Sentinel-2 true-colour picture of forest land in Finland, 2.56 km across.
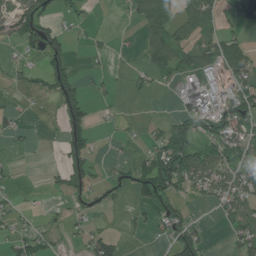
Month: July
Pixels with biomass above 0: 45%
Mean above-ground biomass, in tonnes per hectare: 43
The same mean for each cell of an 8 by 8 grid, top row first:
107 72 25 1 56 49 64 8
21 92 4 13 43 73 58 65
17 70 44 17 32 34 64 53
16 1 85 10 13 29 77 80
6 1 75 7 18 109 63 83
11 10 86 17 66 134 96 75
13 10 25 8 34 41 15 81
38 31 15 52 5 81 24 60
